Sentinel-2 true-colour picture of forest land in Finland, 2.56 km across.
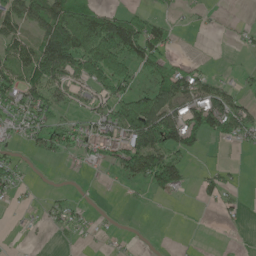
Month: May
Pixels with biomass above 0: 47%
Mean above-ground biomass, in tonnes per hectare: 51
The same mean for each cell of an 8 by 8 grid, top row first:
80 104 118 71 41 11 9 3
72 126 129 148 135 15 0 13
70 109 66 100 42 106 54 15
66 67 19 78 188 96 130 70
24 45 51 74 137 93 28 26
43 3 7 21 106 100 33 5
9 24 20 2 3 1 9 15
1 3 14 7 1 2 0 1
